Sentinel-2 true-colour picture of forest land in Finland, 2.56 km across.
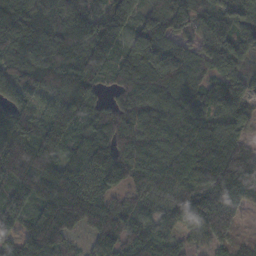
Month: November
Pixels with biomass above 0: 93%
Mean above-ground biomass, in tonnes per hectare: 132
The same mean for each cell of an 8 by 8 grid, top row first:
160 127 125 170 102 153 154 145
102 161 172 134 190 154 129 111
147 145 186 79 147 163 110 98
141 123 169 103 132 130 105 113
152 177 119 162 129 118 153 104
129 154 133 157 120 110 149 236
126 147 155 120 85 105 175 120
101 166 32 122 122 65 70 44
